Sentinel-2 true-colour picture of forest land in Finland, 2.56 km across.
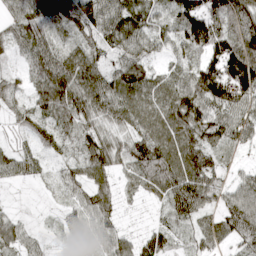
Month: April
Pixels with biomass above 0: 92%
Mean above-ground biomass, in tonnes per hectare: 58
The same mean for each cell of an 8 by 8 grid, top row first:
55 59 75 62 65 70 95 98
41 68 47 47 57 39 72 96
24 99 87 68 81 50 124 135
38 67 83 67 51 95 85 72
20 38 59 57 72 68 73 38
32 19 52 42 67 82 68 28
9 7 45 44 8 66 51 88
60 15 27 63 35 21 42 56
